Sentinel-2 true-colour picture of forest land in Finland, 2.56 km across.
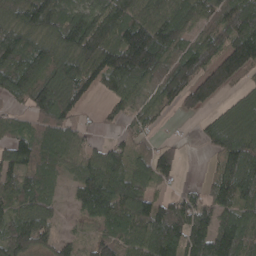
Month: April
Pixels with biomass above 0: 83%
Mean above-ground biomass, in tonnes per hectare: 101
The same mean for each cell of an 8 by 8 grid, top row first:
96 137 99 125 103 133 88 144
126 109 155 158 222 110 107 165
111 109 110 105 107 137 136 65
33 117 42 29 60 32 47 105
96 99 58 49 31 41 60 145
88 72 84 120 97 48 25 160
92 67 65 146 143 122 115 109
126 61 40 97 135 148 174 134
